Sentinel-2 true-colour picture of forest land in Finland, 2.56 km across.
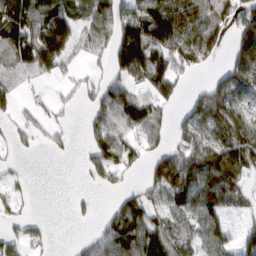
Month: March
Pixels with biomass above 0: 64%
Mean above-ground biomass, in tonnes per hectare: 74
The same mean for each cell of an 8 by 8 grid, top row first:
113 111 101 146 132 158 124 108
128 188 55 88 160 128 117 106
62 33 30 56 77 82 29 103
44 26 19 99 96 33 119 75
31 25 10 101 62 48 98 112
19 0 9 56 33 137 113 74
27 0 15 33 73 81 97 33
47 19 21 100 127 80 77 45
